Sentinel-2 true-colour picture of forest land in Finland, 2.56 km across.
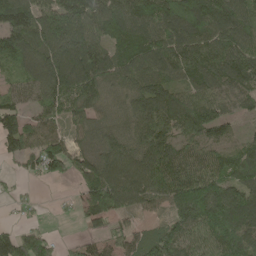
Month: May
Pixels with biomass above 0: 87%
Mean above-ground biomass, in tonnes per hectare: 117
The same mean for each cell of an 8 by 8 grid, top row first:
184 146 174 128 152 183 179 158
160 174 180 95 149 161 151 154
76 152 193 108 123 98 118 125
92 106 114 65 122 154 115 61
111 115 56 94 129 118 92 64
23 68 75 124 136 149 129 120
16 4 70 138 62 113 180 191
110 70 37 60 69 122 127 174
